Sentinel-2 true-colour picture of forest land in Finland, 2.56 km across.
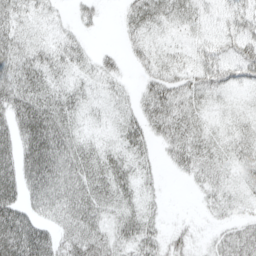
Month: April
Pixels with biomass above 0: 82%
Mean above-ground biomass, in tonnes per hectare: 31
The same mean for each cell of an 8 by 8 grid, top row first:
30 13 14 1 42 27 14 32
39 23 22 7 27 14 22 41
48 34 18 20 20 34 35 25
53 55 22 14 35 46 18 13
48 66 30 19 32 41 31 30
48 62 46 48 19 9 27 18
55 38 49 31 25 1 14 14
75 51 49 35 40 17 11 42
